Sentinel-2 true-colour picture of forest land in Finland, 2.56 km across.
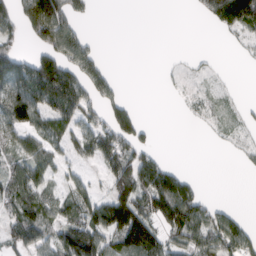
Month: March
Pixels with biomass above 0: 54%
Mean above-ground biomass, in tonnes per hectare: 63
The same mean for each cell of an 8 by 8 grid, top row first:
89 241 33 0 0 0 54 166
52 97 82 0 0 0 1 12
154 183 95 49 0 7 11 2
109 84 81 71 8 2 20 14
65 65 69 103 55 0 4 19
84 56 39 82 119 79 0 2
77 68 85 148 94 151 57 12
61 65 164 90 173 64 81 96
